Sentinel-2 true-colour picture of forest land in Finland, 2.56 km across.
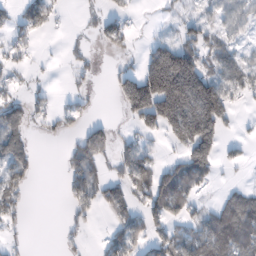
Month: February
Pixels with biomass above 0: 49%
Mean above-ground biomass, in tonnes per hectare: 66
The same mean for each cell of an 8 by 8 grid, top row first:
42 51 12 44 2 21 32 55
40 1 23 41 37 122 68 33
26 9 21 33 179 323 133 73
75 44 41 1 162 249 202 19
113 5 73 61 42 62 162 31
88 0 114 58 77 123 58 1
67 0 60 58 66 83 35 98
15 0 21 54 58 88 96 114
